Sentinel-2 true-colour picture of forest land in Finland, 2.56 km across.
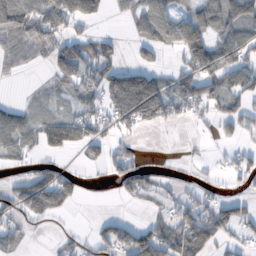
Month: October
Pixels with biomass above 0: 53%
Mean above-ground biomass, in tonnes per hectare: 50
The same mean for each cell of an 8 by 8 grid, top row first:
107 98 107 13 57 60 72 83
48 56 65 44 33 48 96 83
6 20 72 106 96 47 76 66
39 20 48 72 100 38 29 62
58 55 64 39 6 0 4 21
16 61 28 40 55 9 8 36
51 88 7 0 9 36 56 51
27 3 21 79 84 108 88 27
